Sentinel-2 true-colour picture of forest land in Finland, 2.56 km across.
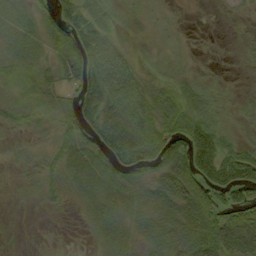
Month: September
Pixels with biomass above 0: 74%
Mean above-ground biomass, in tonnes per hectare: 40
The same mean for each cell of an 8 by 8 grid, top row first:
36 37 76 25 11 7 1 8
38 36 68 27 8 6 2 6
33 39 64 61 30 25 15 1
39 30 63 70 68 52 50 8
16 21 50 83 71 71 101 27
9 28 60 60 45 88 91 78
3 8 16 39 43 63 81 76
3 1 2 35 34 57 77 79
